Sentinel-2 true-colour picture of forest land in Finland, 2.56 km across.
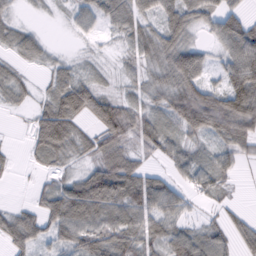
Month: February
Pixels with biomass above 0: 80%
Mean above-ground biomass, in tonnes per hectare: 51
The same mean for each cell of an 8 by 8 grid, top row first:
17 7 38 50 50 75 54 40
42 24 8 11 55 78 28 82
39 28 48 17 35 76 35 93
12 65 69 73 47 71 116 108
4 93 48 66 51 43 29 58
7 23 47 108 67 34 56 15
24 62 101 83 83 55 16 13
59 41 72 83 65 63 50 44
